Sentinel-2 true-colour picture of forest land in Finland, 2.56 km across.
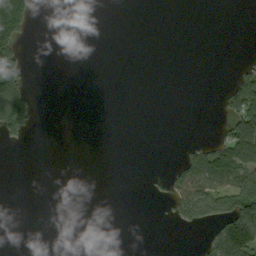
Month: September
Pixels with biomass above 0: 16%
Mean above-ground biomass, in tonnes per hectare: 26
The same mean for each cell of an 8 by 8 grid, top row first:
153 0 0 0 0 0 0 0
94 0 0 0 0 0 0 0
92 0 0 0 0 0 0 80
181 0 0 0 0 0 0 115
10 0 0 0 0 1 33 153
0 0 0 0 2 49 89 110
0 0 0 0 0 54 76 147
0 0 0 0 0 0 30 182
